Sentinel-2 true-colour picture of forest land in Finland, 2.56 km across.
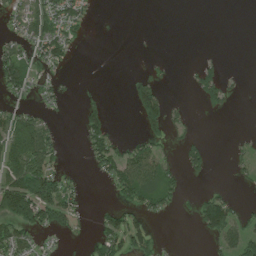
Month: July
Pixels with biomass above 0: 36%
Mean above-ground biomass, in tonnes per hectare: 34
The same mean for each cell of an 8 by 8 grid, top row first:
33 75 39 0 0 0 0 0
40 65 9 0 0 0 0 0
62 24 2 0 26 2 45 5
50 17 25 12 72 16 14 1
123 78 14 51 45 17 21 9
102 86 9 49 100 28 17 14
132 105 33 30 50 16 86 23
87 10 9 76 55 1 23 72
